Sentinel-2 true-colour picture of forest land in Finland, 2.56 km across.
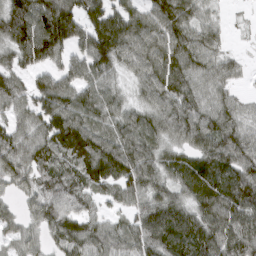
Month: March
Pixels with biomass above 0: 90%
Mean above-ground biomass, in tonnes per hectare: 83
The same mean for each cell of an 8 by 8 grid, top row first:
135 124 97 95 82 107 41 6
103 132 77 126 101 109 79 7
70 76 87 51 76 105 79 29
63 100 89 67 62 101 85 57
90 97 121 98 90 58 82 92
84 77 87 94 103 64 74 89
36 87 69 34 74 93 92 101
59 56 103 80 88 93 95 100
